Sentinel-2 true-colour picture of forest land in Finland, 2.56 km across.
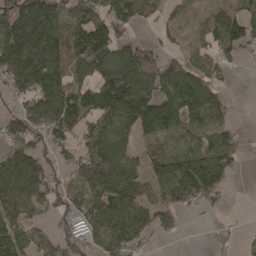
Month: April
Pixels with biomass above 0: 74%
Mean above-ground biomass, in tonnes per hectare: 108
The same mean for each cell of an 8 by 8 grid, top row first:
177 185 136 132 74 42 62 84
210 204 171 152 79 35 77 77
153 193 92 187 130 120 96 0
69 163 139 141 204 144 136 6
94 95 74 153 59 72 124 58
146 91 96 186 110 179 181 17
115 63 118 163 129 115 41 1
129 55 100 151 56 21 8 21
